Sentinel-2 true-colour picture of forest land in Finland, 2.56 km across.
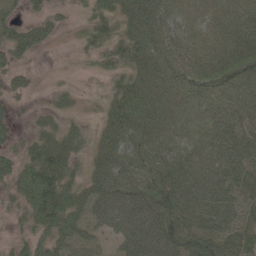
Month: May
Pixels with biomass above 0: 82%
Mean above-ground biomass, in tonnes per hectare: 48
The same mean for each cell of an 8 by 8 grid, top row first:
19 29 12 42 72 33 29 45
47 13 24 43 62 43 43 55
24 4 5 27 51 46 55 68
16 19 11 49 60 41 49 62
25 45 26 52 55 48 58 70
58 88 29 63 57 63 71 69
31 89 45 73 80 81 71 56
24 42 47 32 86 78 72 65
